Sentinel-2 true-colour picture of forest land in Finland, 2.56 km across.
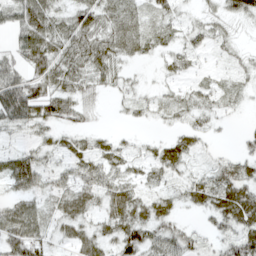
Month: April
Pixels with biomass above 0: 80%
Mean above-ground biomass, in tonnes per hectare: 29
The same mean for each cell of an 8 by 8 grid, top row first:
45 48 42 37 23 22 19 43
29 53 48 44 23 20 24 11
51 45 38 27 7 14 12 14
74 49 27 5 16 20 22 8
10 20 18 19 9 25 9 8
55 22 28 26 16 22 22 29
29 22 36 36 30 20 29 54
54 31 32 33 52 47 15 46
